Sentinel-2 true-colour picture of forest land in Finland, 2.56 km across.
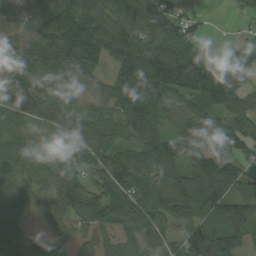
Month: August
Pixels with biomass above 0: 91%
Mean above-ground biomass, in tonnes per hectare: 97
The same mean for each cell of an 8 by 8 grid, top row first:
75 111 159 96 97 75 12 20
86 159 176 98 115 192 30 49
89 126 114 91 184 155 149 105
72 87 83 87 145 81 88 118
68 52 120 95 118 97 145 96
64 61 91 119 89 111 141 80
71 63 98 102 90 117 109 87
81 46 90 68 66 66 114 75
